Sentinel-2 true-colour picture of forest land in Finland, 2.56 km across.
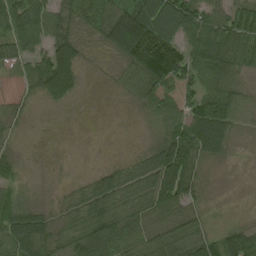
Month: August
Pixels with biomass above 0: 82%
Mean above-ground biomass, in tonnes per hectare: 61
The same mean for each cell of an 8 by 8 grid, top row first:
95 65 53 95 138 118 61 72
57 66 56 68 159 104 86 73
22 115 42 16 94 142 68 47
22 9 3 1 30 79 105 54
16 3 1 1 17 96 93 23
38 6 11 55 87 93 20 7
77 28 76 92 75 65 25 3
94 81 104 105 73 95 56 71
